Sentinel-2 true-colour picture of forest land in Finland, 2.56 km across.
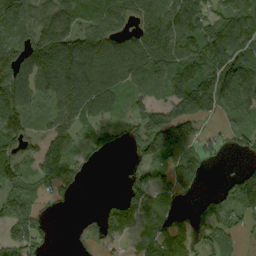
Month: September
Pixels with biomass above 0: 75%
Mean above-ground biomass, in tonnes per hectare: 99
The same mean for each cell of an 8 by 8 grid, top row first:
131 113 96 103 84 134 102 123
144 161 154 126 130 118 131 119
171 167 169 128 102 71 150 146
151 65 116 57 109 146 123 110
111 97 61 48 128 192 50 53
121 128 49 0 59 149 34 93
126 28 2 79 121 39 57 98
99 33 15 73 77 87 75 32
